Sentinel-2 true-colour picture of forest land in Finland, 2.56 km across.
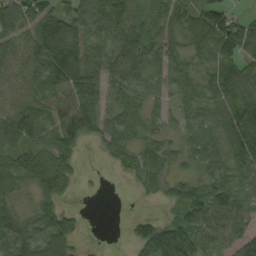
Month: September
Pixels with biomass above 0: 83%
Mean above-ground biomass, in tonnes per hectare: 77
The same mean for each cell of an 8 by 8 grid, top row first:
88 89 79 105 61 78 113 38
56 158 105 75 100 58 84 132
56 117 144 63 58 59 68 109
89 73 84 58 56 40 67 128
97 74 62 71 56 42 89 143
88 148 25 9 78 45 65 64
45 72 9 0 3 70 132 86
95 107 29 0 124 186 71 85
